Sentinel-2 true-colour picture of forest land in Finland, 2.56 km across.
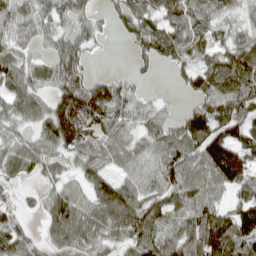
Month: April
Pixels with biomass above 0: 82%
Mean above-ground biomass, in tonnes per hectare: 74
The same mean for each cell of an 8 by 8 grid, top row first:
66 62 54 41 82 82 71 40
52 36 60 3 66 83 57 78
75 52 67 72 20 22 89 131
70 92 207 101 64 36 103 83
58 74 104 82 60 85 134 95
36 43 49 60 68 86 86 120
42 60 85 135 104 66 79 76
83 43 78 59 89 65 107 106
